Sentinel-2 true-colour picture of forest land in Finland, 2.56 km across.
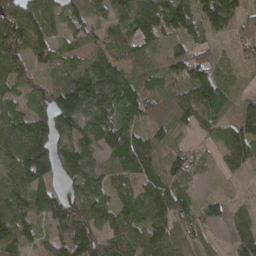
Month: April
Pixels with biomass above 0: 86%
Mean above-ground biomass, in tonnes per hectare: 84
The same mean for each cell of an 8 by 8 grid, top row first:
150 96 86 80 172 140 115 72
127 86 64 68 76 37 55 36
79 43 116 142 67 78 122 16
64 109 143 105 79 62 86 63
91 168 107 87 88 42 30 125
98 95 118 67 92 91 17 24
92 95 103 90 92 81 10 21
102 53 143 80 93 75 26 68
